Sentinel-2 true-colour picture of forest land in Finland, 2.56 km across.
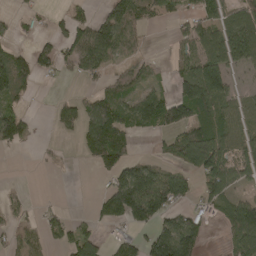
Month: April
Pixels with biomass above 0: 54%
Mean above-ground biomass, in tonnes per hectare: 64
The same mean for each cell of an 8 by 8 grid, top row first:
25 25 33 79 59 34 59 61
35 68 104 91 17 30 106 111
110 12 30 40 41 55 174 11
61 12 80 125 128 122 86 49
46 8 41 145 0 67 125 73
0 2 0 77 119 82 106 58
27 18 1 124 148 64 44 107
40 40 83 30 59 187 22 108
